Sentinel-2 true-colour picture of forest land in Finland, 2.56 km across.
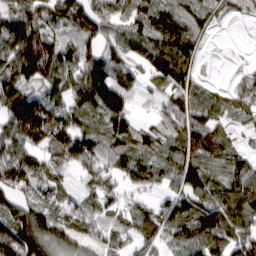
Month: March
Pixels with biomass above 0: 87%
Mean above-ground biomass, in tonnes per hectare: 78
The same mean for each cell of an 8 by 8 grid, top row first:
101 85 115 89 80 107 65 32
119 110 94 54 76 127 18 3
119 81 118 130 50 113 23 30
139 109 80 132 10 79 66 50
93 82 109 91 70 86 17 9
99 64 41 62 72 77 65 46
83 67 53 57 49 93 92 107
132 114 66 64 67 79 108 82
